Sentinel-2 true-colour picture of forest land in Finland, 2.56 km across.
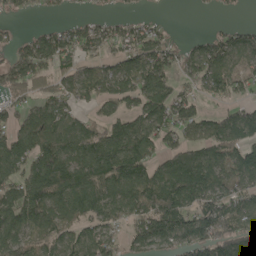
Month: May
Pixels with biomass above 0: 75%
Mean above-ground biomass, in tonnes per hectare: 99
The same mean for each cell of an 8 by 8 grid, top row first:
21 20 20 28 27 1 5 7
65 109 76 59 112 56 100 94
94 80 101 116 134 72 107 91
60 118 62 72 124 103 47 79
119 145 117 138 125 77 110 109
95 200 158 163 137 159 129 107
139 149 136 115 141 155 139 116
116 97 94 72 109 105 128 170
